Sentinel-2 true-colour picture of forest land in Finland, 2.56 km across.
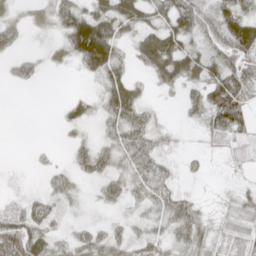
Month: April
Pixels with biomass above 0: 71%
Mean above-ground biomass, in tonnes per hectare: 35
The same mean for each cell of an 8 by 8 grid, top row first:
23 33 52 57 40 59 36 54
26 15 78 66 50 54 37 70
32 2 8 48 15 45 52 73
0 0 21 46 29 4 69 59
0 4 27 43 57 10 17 21
3 26 30 42 70 22 9 7
27 47 11 22 31 65 11 34
104 38 34 39 38 41 36 37
